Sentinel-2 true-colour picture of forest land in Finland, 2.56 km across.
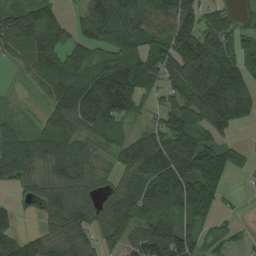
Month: August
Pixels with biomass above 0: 80%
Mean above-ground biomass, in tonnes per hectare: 104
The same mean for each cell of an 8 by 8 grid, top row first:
95 91 62 153 135 167 72 37
73 104 74 92 101 161 140 60
8 87 119 198 131 109 237 145
17 58 127 139 43 115 152 129
127 91 87 73 127 149 126 33
86 99 102 66 126 174 168 24
42 97 128 123 128 152 109 15
90 101 113 71 137 165 71 33
